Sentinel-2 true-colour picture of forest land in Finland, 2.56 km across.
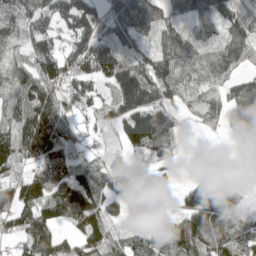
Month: May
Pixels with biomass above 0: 80%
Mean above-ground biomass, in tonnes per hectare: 85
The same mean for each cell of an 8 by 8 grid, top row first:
81 76 124 75 150 66 119 107
52 93 74 88 37 94 61 112
89 127 91 110 153 105 72 60
105 161 50 85 185 54 60 105
110 147 42 24 120 54 0 50
63 100 77 70 38 21 61 5
123 95 134 58 18 21 171 47
61 132 86 77 74 112 136 86
